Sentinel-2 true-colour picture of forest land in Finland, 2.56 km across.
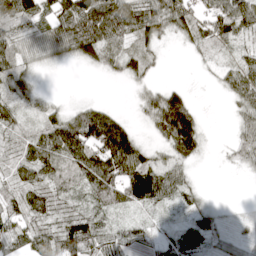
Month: April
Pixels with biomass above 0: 77%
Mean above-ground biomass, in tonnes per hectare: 53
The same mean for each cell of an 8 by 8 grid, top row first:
81 60 141 126 82 80 56 81
53 65 89 55 43 7 37 27
65 2 0 9 27 4 5 59
48 39 53 39 36 162 3 39
29 84 115 136 33 99 16 43
36 60 80 101 102 45 1 7
40 67 37 73 43 26 26 1
49 61 103 46 28 53 43 24
